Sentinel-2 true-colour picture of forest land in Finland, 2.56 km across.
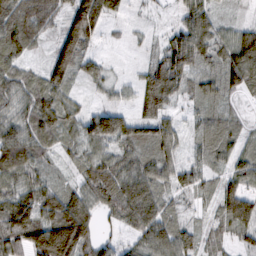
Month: February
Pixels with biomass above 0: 87%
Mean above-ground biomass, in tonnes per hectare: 63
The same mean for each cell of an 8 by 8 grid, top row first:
115 67 123 48 12 26 49 9
95 34 109 5 13 92 60 102
67 71 35 27 53 78 44 86
58 81 37 64 54 28 42 17
104 47 58 66 74 49 52 44
76 38 42 104 85 51 39 64
109 87 94 70 106 30 20 96
81 158 131 30 65 83 27 35
